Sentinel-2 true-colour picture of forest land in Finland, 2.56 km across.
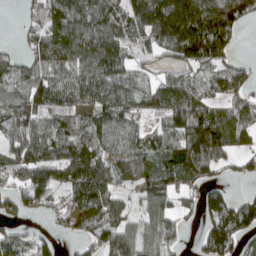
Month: March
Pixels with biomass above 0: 79%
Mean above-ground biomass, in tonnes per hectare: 102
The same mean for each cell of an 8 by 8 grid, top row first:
9 162 129 112 173 260 202 153
25 113 136 122 84 146 194 17
108 121 126 116 65 96 94 83
150 144 83 110 73 131 91 100
105 121 94 88 89 127 185 67
87 102 114 83 89 103 62 28
64 49 116 104 67 67 71 91
76 33 55 130 95 66 89 73
